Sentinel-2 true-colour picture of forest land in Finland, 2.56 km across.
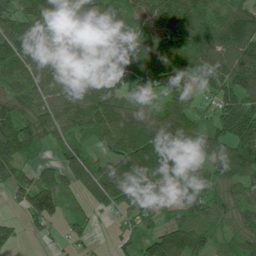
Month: July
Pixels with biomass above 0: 89%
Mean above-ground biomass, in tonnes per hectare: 100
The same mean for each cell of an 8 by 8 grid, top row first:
89 134 181 71 97 138 104 131
113 82 180 90 110 121 141 143
77 86 134 127 112 124 83 136
96 91 104 117 107 133 43 158
145 55 60 93 192 193 122 170
61 39 77 122 146 93 75 86
15 98 25 42 85 54 81 73
35 15 30 18 86 187 87 73
